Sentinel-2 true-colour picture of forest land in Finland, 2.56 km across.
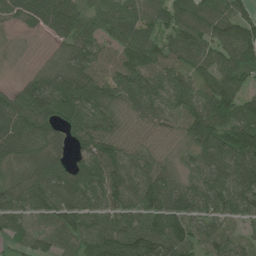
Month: June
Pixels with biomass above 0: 91%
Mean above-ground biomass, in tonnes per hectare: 82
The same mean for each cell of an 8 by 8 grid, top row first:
66 104 83 70 67 85 83 66
11 20 89 61 98 77 75 105
17 87 105 77 93 75 74 75
104 98 103 80 76 67 114 83
108 97 55 80 61 49 108 112
89 114 110 97 83 51 94 99
83 91 92 79 96 89 75 73
54 72 76 105 119 101 69 55
